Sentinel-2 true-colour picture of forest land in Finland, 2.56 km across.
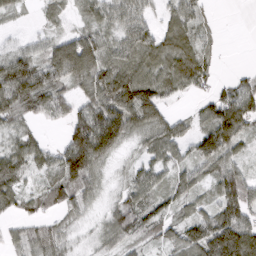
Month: March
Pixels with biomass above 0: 81%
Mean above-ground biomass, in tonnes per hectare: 59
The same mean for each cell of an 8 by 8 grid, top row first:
17 23 28 61 46 45 17 0
31 45 108 64 84 54 25 0
127 85 60 110 99 58 37 32
68 61 65 126 107 17 51 130
45 26 137 138 37 56 89 60
55 40 104 14 48 43 44 63
45 41 37 35 72 38 36 95
30 61 16 46 31 45 116 146
